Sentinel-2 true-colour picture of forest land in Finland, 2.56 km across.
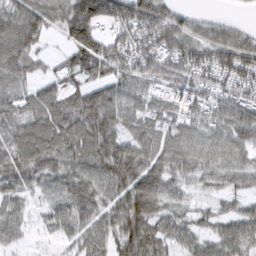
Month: March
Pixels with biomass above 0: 86%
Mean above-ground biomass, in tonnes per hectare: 75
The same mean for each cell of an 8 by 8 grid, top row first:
99 98 155 116 94 49 18 5
116 20 152 110 97 105 86 93
75 47 73 85 80 73 74 82
76 106 121 100 57 55 70 89
88 114 101 92 89 84 73 83
90 59 71 89 97 64 50 65
42 36 78 61 90 41 27 35
29 13 51 53 105 49 50 74
